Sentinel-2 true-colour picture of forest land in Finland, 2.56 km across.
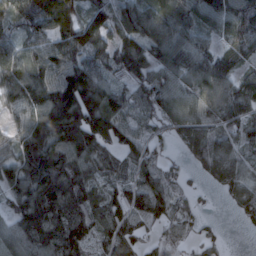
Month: March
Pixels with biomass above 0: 88%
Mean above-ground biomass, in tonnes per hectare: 113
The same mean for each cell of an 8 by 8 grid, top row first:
82 173 109 112 141 101 90 97
89 102 143 104 127 129 71 82
140 121 162 81 93 97 141 89
84 199 225 146 73 86 116 114
87 192 181 121 90 57 123 72
145 231 147 77 92 60 74 95
101 196 150 119 147 109 15 83
113 183 152 120 71 79 60 2
